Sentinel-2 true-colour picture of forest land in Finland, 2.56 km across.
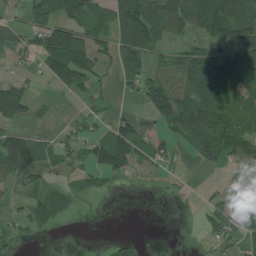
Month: July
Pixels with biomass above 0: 55%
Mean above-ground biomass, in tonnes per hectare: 63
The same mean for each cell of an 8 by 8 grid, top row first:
52 90 74 85 129 100 142 132
56 146 146 69 105 31 68 106
42 51 117 17 78 105 104 107
101 10 25 28 42 151 134 71
148 47 50 138 61 54 110 99
86 28 44 62 15 12 6 53
24 62 7 0 0 1 30 76
32 2 1 18 7 1 21 52
